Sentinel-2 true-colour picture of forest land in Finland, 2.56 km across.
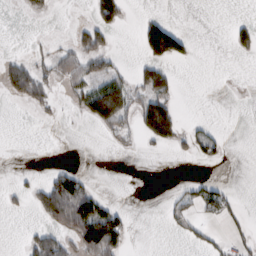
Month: February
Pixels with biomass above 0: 25%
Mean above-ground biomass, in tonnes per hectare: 31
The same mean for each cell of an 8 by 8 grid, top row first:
1 13 1 77 19 2 0 5
1 11 52 34 66 101 0 34
81 44 64 77 57 29 0 1
1 12 29 128 98 55 0 0
0 0 0 13 19 42 43 0
7 27 47 0 0 1 9 0
11 102 143 42 0 30 37 15
0 83 70 108 0 6 20 23
